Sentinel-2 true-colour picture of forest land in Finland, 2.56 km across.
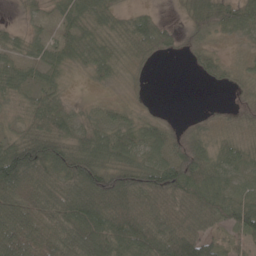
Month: May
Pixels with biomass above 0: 83%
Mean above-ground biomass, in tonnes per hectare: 57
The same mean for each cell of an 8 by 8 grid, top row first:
8 22 59 48 39 11 90 68
39 37 54 48 52 27 33 14
56 41 10 28 12 0 17 31
28 74 24 33 21 1 13 35
65 95 67 74 63 67 51 44
134 87 126 97 77 86 70 42
99 88 118 110 75 67 60 67
102 78 105 82 84 101 57 32
